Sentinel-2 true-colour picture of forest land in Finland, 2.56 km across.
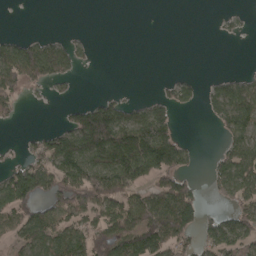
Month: April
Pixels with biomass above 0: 47%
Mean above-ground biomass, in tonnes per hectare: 59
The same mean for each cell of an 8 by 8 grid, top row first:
0 0 0 0 0 0 0 8
80 81 25 0 0 0 0 0
88 64 10 0 0 31 11 32
33 0 63 100 63 43 21 93
7 76 141 175 175 94 0 73
109 95 115 146 90 100 25 106
118 68 79 91 126 170 15 62
49 88 90 101 138 100 54 69
